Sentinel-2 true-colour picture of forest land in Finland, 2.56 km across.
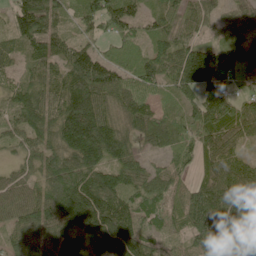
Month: June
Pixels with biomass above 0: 92%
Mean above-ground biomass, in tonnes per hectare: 83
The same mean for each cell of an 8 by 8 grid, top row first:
91 102 47 90 48 56 41 44
45 76 63 45 58 69 70 86
43 69 145 109 97 76 126 41
74 95 179 65 77 45 157 78
37 80 192 125 38 71 80 44
50 92 111 97 70 46 56 75
86 97 128 123 78 50 140 119
54 89 125 154 78 34 122 90
